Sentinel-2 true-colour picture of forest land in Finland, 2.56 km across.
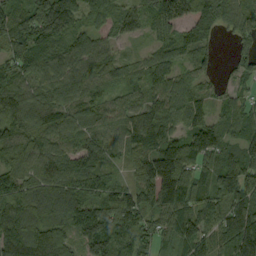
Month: September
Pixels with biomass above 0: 93%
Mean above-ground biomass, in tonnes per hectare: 93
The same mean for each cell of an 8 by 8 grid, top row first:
116 182 81 82 82 121 113 104
90 99 105 50 25 92 56 46
80 88 102 73 72 83 37 54
126 91 95 74 93 76 57 88
103 80 68 53 95 94 96 69
93 104 94 43 94 173 86 146
117 105 110 135 106 130 88 108
133 113 93 130 60 76 68 158
